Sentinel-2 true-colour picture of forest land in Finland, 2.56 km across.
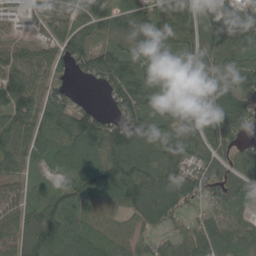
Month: May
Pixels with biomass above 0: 91%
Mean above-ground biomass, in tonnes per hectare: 116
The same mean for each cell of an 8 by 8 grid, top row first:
38 95 114 130 133 148 95 137
83 90 142 121 152 145 149 150
132 100 30 127 108 105 155 175
146 125 112 78 146 111 147 152
99 102 114 142 139 143 135 86
65 62 107 138 151 131 133 108
77 106 96 71 156 122 96 113
82 146 112 83 59 120 143 120
